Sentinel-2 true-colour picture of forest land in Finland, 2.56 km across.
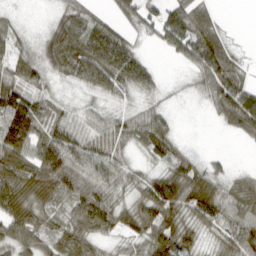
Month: March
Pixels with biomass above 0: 81%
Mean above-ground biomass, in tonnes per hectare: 63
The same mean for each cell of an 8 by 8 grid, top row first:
11 14 57 28 67 83 57 0
38 65 93 103 18 60 127 15
73 39 68 89 65 4 75 68
132 67 31 40 44 10 18 130
116 85 67 66 65 45 0 9
129 110 80 68 44 85 68 24
104 70 75 75 83 93 102 69
79 54 74 30 68 97 25 75
